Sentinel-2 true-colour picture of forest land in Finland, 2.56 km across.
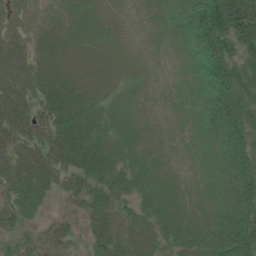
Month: July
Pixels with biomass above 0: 77%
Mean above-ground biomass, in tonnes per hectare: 31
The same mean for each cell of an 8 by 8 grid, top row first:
16 12 12 3 0 15 78 86
35 25 7 3 1 3 68 53
45 43 11 4 3 1 43 57
63 56 47 15 2 0 35 62
52 67 67 33 8 0 11 56
61 52 52 46 42 3 5 54
35 10 19 41 29 26 11 61
17 15 10 50 29 30 41 74
